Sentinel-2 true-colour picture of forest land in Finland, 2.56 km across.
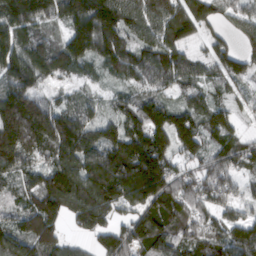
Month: March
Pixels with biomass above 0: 92%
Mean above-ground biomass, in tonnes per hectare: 134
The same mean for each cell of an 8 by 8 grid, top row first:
176 134 174 179 156 169 117 81
147 106 162 151 107 125 62 68
132 94 58 50 101 116 72 81
211 172 121 70 154 122 121 56
218 192 193 151 221 153 97 97
126 146 193 213 265 137 117 89
79 188 195 146 164 176 104 90
136 133 46 124 160 127 126 135
